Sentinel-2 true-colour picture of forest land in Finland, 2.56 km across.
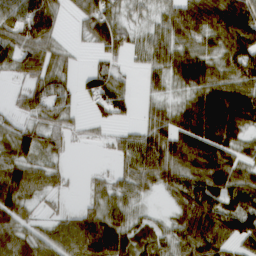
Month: March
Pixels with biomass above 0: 81%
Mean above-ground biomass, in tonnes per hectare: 62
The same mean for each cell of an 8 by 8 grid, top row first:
74 79 42 60 24 77 98 98
71 61 12 66 47 66 52 65
22 83 35 67 25 51 90 80
30 64 17 51 21 66 151 110
73 51 12 28 72 88 117 60
76 43 6 32 68 63 97 73
67 15 32 62 18 41 96 76
73 55 95 118 57 68 120 82
